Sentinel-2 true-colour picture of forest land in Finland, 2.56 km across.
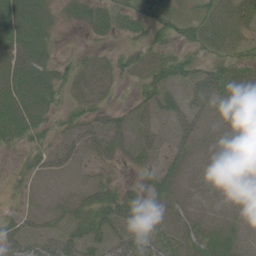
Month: June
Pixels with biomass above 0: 62%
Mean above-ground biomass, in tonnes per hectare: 28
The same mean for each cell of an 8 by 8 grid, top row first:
47 29 25 34 30 24 26 31
49 25 6 15 32 21 22 19
60 45 27 24 28 28 54 52
66 38 26 25 24 31 28 64
20 17 31 31 24 25 9 35
9 13 6 16 19 22 17 32
11 11 27 57 48 12 6 9
43 34 48 33 29 21 19 10
